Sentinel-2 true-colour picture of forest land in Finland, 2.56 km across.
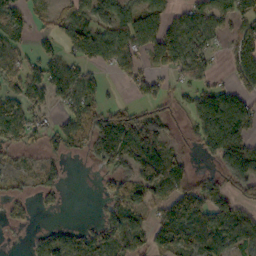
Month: October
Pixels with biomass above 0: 66%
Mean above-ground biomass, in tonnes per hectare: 76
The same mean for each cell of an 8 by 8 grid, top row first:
63 32 66 87 92 47 93 99
59 37 108 98 78 121 68 110
76 108 95 16 76 36 58 92
85 46 88 80 52 35 115 136
68 52 64 189 156 33 81 124
47 51 0 60 120 96 43 125
38 19 0 64 71 127 110 70
3 71 77 78 71 123 94 82
